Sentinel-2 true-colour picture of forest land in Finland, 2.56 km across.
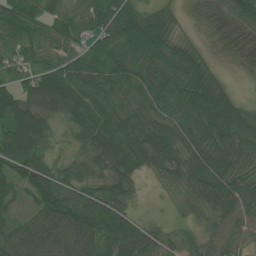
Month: July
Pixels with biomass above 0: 89%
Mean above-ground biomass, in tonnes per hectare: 66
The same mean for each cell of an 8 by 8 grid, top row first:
79 57 73 93 71 27 1 74
63 48 49 74 84 67 15 0
59 78 76 78 74 82 64 2
92 56 67 62 65 67 94 61
96 54 42 81 86 76 83 75
52 83 68 72 30 59 91 95
21 93 118 99 10 22 66 77
68 92 109 99 89 37 51 55
